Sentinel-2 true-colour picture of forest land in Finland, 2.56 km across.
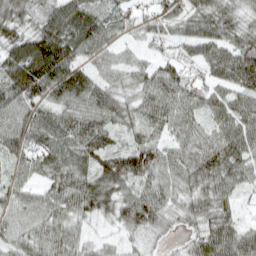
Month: April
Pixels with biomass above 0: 94%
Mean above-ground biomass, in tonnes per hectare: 70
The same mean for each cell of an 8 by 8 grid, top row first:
76 86 92 59 36 61 79 56
95 128 84 53 31 42 70 85
114 110 92 53 60 83 49 77
73 64 74 85 65 81 60 80
67 75 77 43 69 56 70 84
43 56 70 102 92 74 92 69
61 67 71 69 107 64 77 29
58 66 52 27 39 18 84 82
